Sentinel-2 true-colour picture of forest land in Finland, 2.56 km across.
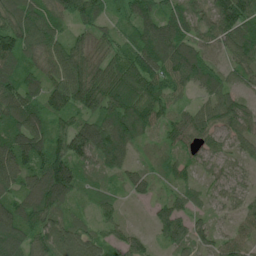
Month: June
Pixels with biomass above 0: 93%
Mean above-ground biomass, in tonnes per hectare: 80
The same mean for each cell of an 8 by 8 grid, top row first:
100 96 80 41 87 89 89 146
115 88 70 57 105 104 83 96
91 75 116 89 111 81 77 44
116 90 78 102 90 55 71 78
136 121 129 103 32 63 54 45
108 156 94 41 44 48 29 35
103 105 34 49 8 67 35 39
121 110 110 61 33 64 48 63
